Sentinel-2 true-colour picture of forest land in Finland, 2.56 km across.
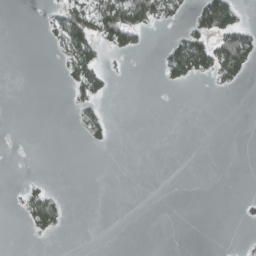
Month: March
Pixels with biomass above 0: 16%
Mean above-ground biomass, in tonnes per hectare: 14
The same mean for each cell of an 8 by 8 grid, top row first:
0 11 64 93 68 16 89 28
0 5 59 29 11 41 63 103
0 0 51 9 0 21 12 25
0 0 18 4 0 0 0 0
0 0 2 11 0 0 0 0
0 3 0 0 0 0 0 0
5 55 0 0 0 0 0 4
0 3 0 0 0 0 0 2
